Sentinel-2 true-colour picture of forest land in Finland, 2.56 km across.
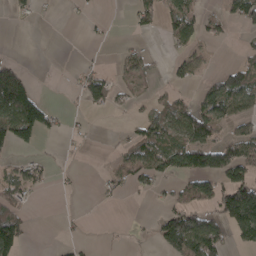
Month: April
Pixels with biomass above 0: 37%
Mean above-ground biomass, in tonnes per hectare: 49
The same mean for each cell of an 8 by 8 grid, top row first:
11 2 8 5 45 87 40 65
1 0 2 4 20 26 16 15
117 0 44 52 32 26 28 99
175 69 10 23 34 77 99 68
84 3 6 9 99 82 123 103
53 25 4 35 66 62 108 96
58 0 2 3 1 71 53 216
110 0 13 3 4 144 129 52
